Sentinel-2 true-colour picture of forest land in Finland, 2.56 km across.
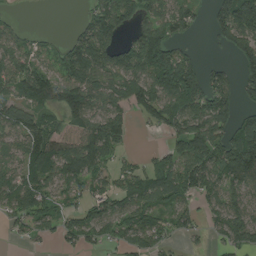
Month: August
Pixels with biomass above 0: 71%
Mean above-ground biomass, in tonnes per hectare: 83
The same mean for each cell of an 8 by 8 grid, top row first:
13 0 21 132 78 89 41 176
63 31 104 99 156 80 12 115
102 96 94 84 112 190 113 90
77 63 100 88 76 93 129 84
67 118 112 116 2 70 126 174
74 98 96 53 69 98 116 146
76 65 62 83 90 70 49 100
12 25 71 50 66 27 20 93
